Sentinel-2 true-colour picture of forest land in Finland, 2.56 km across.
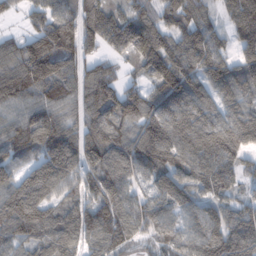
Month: February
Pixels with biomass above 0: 92%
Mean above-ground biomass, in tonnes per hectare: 118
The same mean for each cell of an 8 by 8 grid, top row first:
19 100 117 120 100 108 69 161
98 170 127 79 144 88 142 95
166 172 118 104 69 154 134 141
91 123 96 134 139 140 110 123
105 136 132 136 145 137 147 121
89 156 102 138 84 125 136 87
159 105 97 149 99 100 93 103
108 115 115 145 66 90 144 168
